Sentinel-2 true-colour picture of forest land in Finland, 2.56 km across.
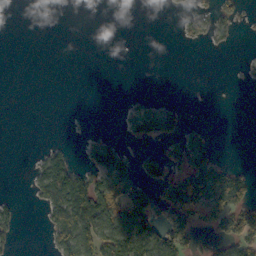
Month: October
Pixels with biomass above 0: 28%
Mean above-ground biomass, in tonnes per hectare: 31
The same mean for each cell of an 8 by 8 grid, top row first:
0 0 0 0 0 4 32 22
0 0 0 0 0 2 9 4
0 0 0 0 0 0 0 3
0 0 1 0 57 43 0 0
0 11 9 35 27 45 46 0
0 80 57 83 49 44 104 44
19 56 123 72 82 89 95 89
16 17 96 105 101 72 23 103
